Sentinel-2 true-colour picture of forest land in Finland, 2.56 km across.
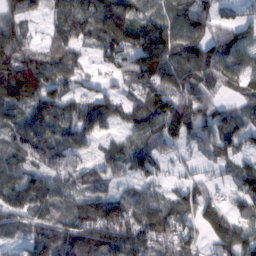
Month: February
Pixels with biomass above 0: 87%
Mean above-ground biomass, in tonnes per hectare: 82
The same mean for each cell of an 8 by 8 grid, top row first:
61 40 101 138 73 79 89 55
99 65 55 100 137 105 91 85
147 102 55 33 103 92 79 68
67 92 80 69 93 136 72 43
74 87 65 46 83 55 59 38
87 81 77 62 70 23 28 90
73 87 79 122 97 69 115 63
33 103 118 137 124 110 63 117
